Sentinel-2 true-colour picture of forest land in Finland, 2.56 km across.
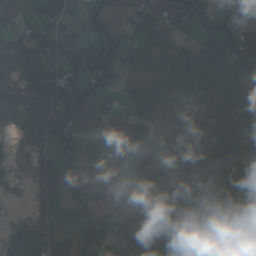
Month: September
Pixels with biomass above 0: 67%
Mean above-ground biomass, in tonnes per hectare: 56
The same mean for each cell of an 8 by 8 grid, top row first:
36 69 44 39 51 69 65 17
56 72 71 100 43 54 79 70
55 95 98 94 47 73 88 93
46 69 73 30 45 23 59 83
24 48 20 90 69 42 53 33
8 57 32 21 106 75 74 43
3 40 43 52 65 66 63 53
51 90 66 43 23 4 57 55
